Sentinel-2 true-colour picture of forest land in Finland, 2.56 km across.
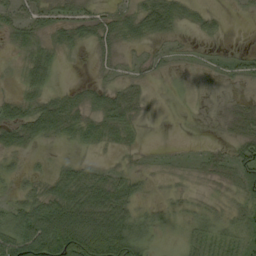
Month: September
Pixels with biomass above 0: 71%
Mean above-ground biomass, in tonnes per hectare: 30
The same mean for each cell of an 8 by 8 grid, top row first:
27 25 31 27 59 39 18 5
17 29 16 23 18 14 8 5
16 30 5 15 16 7 13 26
40 53 32 40 13 2 7 26
31 14 22 23 7 2 7 38
20 21 43 28 18 10 19 37
42 60 74 71 25 19 25 32
87 105 119 113 51 14 39 33
